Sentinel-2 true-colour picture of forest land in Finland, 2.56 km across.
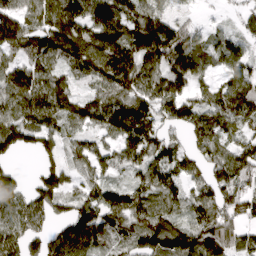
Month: April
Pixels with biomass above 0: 86%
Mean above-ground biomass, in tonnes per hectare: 109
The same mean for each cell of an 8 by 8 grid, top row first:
115 126 133 141 130 51 12 49
99 136 138 143 145 161 85 70
132 119 59 140 126 111 53 125
117 155 121 171 136 114 127 138
110 74 73 81 165 74 106 89
50 97 66 50 96 104 97 123
116 100 100 125 109 85 126 107
116 105 176 99 123 154 126 95
